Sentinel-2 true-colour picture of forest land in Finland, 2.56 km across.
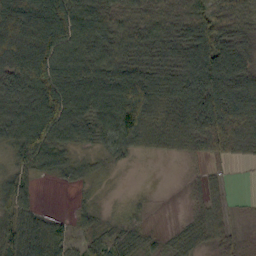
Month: October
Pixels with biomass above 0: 83%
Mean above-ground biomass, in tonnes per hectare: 70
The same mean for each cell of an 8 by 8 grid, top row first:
120 124 84 57 51 46 62 53
118 131 91 80 73 79 121 77
129 132 121 96 102 90 162 114
114 141 93 102 104 83 162 117
78 95 45 60 44 40 92 86
59 29 29 5 0 0 27 1
80 8 17 3 11 1 51 5
87 79 32 46 30 28 46 21
